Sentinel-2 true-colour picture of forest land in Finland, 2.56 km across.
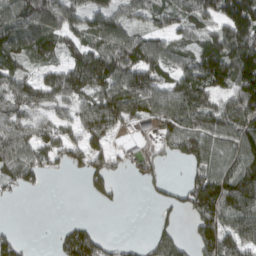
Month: March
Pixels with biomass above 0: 72%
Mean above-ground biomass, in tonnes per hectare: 86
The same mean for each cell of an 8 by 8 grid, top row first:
132 165 81 86 62 82 84 176
110 87 84 114 105 69 96 146
93 73 133 112 97 83 139 136
88 65 82 122 101 110 108 135
109 85 79 50 45 90 123 118
98 34 37 59 42 1 125 137
3 0 0 12 1 47 181 122
54 3 152 23 16 69 140 114
